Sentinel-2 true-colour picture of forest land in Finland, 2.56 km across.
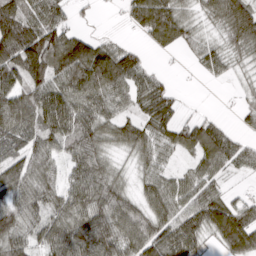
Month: March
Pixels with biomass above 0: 85%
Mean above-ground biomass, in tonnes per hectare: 77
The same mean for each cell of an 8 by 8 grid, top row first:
125 96 15 2 101 85 50 139
157 145 140 69 33 40 49 81
90 97 109 123 58 13 19 22
133 108 83 56 61 51 11 23
72 73 101 66 79 66 114 51
84 63 81 77 47 42 60 19
79 70 98 107 69 69 112 65
91 73 122 108 114 106 42 117
